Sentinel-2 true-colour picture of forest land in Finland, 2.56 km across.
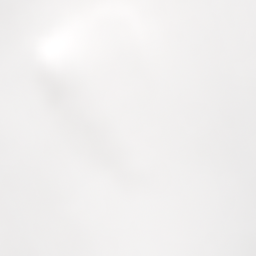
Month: July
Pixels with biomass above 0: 94%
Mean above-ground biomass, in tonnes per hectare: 38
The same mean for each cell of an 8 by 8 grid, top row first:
56 48 31 33 41 49 30 18
24 31 30 48 40 34 23 23
64 50 23 39 41 50 37 50
40 30 34 31 40 23 38 29
19 40 81 41 56 3 23 30
29 38 46 48 41 46 25 38
35 59 26 35 51 65 39 31
26 45 24 25 61 36 58 58
